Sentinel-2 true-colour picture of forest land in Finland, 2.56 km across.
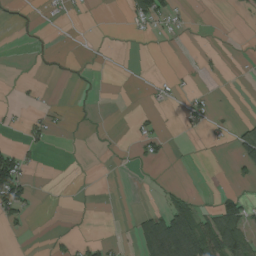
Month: August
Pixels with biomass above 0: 17%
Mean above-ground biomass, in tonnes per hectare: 16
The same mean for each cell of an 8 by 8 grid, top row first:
6 6 2 0 53 21 0 6
0 3 0 0 0 0 3 0
3 2 5 0 2 9 3 0
6 11 4 0 8 4 25 1
15 16 1 2 24 1 4 48
99 0 0 1 1 1 0 11
63 0 2 0 7 63 17 45
2 5 13 9 55 146 122 88
